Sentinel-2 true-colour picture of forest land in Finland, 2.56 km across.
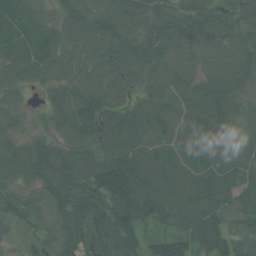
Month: July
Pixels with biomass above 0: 97%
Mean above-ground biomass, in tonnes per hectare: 89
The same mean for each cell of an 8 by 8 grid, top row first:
79 51 92 96 93 101 79 68
69 71 95 120 108 84 68 77
75 67 91 102 82 93 76 86
58 57 121 99 96 89 108 58
67 88 97 95 103 84 102 54
79 110 113 161 113 103 87 67
78 51 107 174 125 105 104 68
26 50 115 126 63 93 120 71
